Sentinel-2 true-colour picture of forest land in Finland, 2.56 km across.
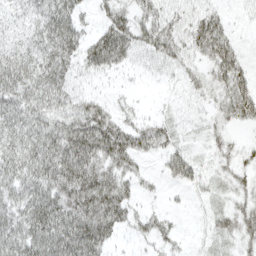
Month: April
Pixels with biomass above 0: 77%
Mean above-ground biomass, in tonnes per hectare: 47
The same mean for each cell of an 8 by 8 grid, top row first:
22 54 35 53 44 42 50 7
36 54 54 92 43 47 69 27
58 58 24 10 7 15 26 53
52 52 58 46 13 10 13 46
62 73 90 95 57 32 13 14
67 82 96 65 24 41 15 21
68 102 101 97 23 8 10 27
86 103 116 47 23 23 10 27
